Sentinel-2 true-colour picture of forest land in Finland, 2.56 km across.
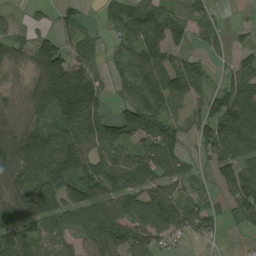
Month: August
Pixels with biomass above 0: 79%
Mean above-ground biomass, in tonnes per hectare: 82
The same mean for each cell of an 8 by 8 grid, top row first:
18 25 46 58 92 48 49 2
52 114 61 27 109 53 37 35
10 160 166 31 105 91 39 86
27 91 179 49 139 36 95 142
108 121 104 100 99 74 99 93
94 143 120 114 111 78 32 141
108 112 123 91 116 121 50 117
103 54 56 108 94 44 28 7
